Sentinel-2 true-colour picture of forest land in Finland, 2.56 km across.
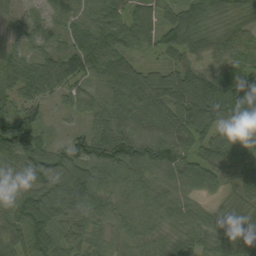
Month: September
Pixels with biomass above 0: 97%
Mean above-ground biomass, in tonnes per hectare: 72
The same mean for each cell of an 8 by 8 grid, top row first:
33 40 56 76 67 69 77 60
38 46 93 98 35 81 65 69
77 94 69 102 80 99 100 78
82 33 41 83 85 85 125 111
126 58 99 136 116 98 70 86
68 79 77 71 58 70 63 69
81 67 50 48 48 50 38 63
73 73 49 36 43 53 58 87
